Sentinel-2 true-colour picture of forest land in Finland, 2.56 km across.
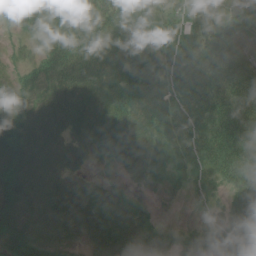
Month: June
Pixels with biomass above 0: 86%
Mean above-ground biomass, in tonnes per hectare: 49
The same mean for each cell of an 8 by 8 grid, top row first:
45 41 46 50 39 22 17 13
9 39 61 54 44 59 47 18
22 56 57 49 66 56 69 63
47 56 58 71 71 69 71 76
66 44 30 65 63 64 77 87
63 39 29 6 29 31 50 70
56 51 65 61 26 1 21 59
64 34 21 73 51 32 57 69
